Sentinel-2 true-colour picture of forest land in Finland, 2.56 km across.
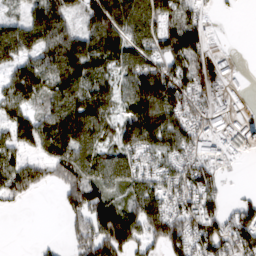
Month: March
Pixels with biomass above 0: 76%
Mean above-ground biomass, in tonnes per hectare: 93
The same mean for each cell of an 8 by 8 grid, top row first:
48 117 61 128 110 103 36 5
108 115 110 98 120 138 66 6
101 110 122 75 172 129 95 45
60 81 132 73 153 124 129 113
53 104 122 71 120 110 139 115
119 68 120 92 101 97 94 5
12 0 107 112 128 93 120 71
0 9 84 149 85 107 124 126
